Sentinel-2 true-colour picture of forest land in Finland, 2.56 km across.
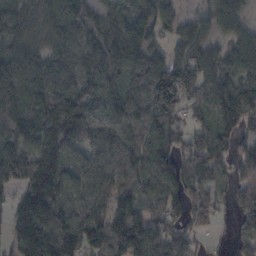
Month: November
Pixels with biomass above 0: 86%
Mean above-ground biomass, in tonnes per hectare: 107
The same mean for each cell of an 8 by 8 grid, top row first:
97 88 135 90 100 67 50 54
69 96 140 166 113 64 76 91
116 145 126 86 122 178 103 98
111 152 154 126 117 100 57 106
122 163 113 155 98 75 86 57
111 211 101 100 114 142 68 71
128 223 80 64 60 78 72 73
150 198 109 143 148 85 11 62
